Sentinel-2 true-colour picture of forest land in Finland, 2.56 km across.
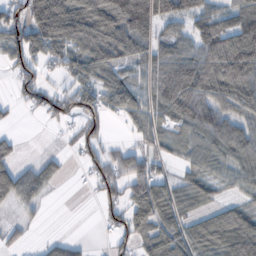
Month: October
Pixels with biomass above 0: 69%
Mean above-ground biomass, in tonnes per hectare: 70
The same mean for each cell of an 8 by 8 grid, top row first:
83 171 119 150 156 84 79 86
102 112 83 105 66 67 102 147
40 26 60 52 50 131 135 147
10 54 89 40 59 90 87 78
19 3 40 21 35 45 88 93
83 47 7 88 96 30 57 56
32 7 0 54 106 61 45 54
19 15 12 32 67 85 104 111
